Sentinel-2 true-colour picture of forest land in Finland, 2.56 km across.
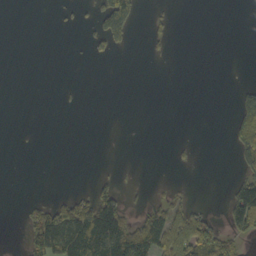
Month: October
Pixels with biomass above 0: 19%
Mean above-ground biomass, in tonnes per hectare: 25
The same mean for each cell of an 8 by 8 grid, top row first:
0 0 8 137 13 5 0 0
0 0 3 29 5 2 0 0
0 0 1 0 0 0 0 4
0 0 2 0 0 0 0 57
1 0 0 0 0 5 0 68
0 0 0 11 0 0 0 49
1 50 79 100 23 39 12 110
0 131 134 162 114 95 100 43
